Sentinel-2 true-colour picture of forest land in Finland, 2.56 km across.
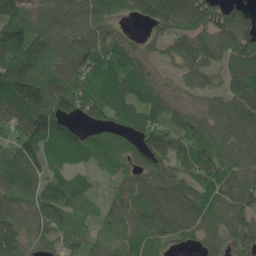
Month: May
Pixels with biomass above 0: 89%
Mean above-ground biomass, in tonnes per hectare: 89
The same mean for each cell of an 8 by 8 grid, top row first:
93 79 93 61 70 134 98 76
159 114 105 87 49 64 91 109
168 110 86 96 98 45 53 102
124 143 68 108 115 70 75 114
95 107 103 57 95 78 83 86
111 81 57 36 92 87 87 89
83 93 54 66 121 150 98 95
90 48 63 43 83 67 63 72
